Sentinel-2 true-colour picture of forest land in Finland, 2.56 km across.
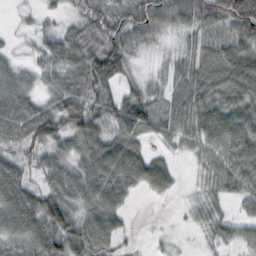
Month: October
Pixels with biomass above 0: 84%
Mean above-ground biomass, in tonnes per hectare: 58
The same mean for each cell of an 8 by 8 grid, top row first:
7 17 53 72 92 65 75 122
12 50 92 102 30 18 54 85
55 39 93 69 22 48 77 88
82 73 96 73 72 60 78 82
48 63 61 69 45 30 58 81
60 54 64 88 72 23 35 76
84 100 57 75 1 2 32 23
48 89 79 51 2 6 19 41
